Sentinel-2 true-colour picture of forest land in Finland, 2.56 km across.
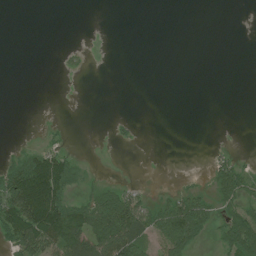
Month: July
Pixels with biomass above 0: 31%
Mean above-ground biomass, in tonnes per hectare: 28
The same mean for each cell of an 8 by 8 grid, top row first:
0 0 0 0 0 0 0 0
0 0 5 0 0 0 0 0
0 0 2 0 0 0 0 0
0 0 0 0 0 0 0 0
3 16 1 3 0 0 1 0
108 183 24 1 0 1 15 61
142 176 74 104 50 71 46 50
81 116 103 105 59 92 17 87
